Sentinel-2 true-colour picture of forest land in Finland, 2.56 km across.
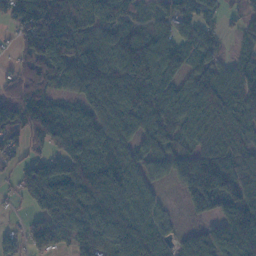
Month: November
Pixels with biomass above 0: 86%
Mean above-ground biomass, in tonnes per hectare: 87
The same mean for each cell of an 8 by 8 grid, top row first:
78 175 119 75 37 86 39 34
51 139 135 110 101 67 51 37
94 91 104 110 113 60 75 76
109 114 80 91 117 74 87 76
54 113 115 95 70 43 65 69
57 155 154 135 66 59 123 81
11 135 123 102 65 9 57 119
34 76 97 102 90 32 90 165
